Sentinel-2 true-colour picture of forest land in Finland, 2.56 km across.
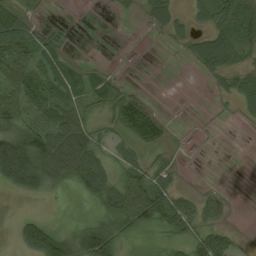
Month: August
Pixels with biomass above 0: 57%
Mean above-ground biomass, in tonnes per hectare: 40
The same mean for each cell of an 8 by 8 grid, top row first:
70 10 0 3 37 35 43 90
70 48 3 0 0 13 71 67
62 48 51 36 0 0 15 47
60 52 49 48 100 1 1 17
110 91 85 21 52 13 1 0
123 82 61 37 53 22 1 0
4 3 3 66 95 61 36 0
28 113 70 82 20 32 48 10
